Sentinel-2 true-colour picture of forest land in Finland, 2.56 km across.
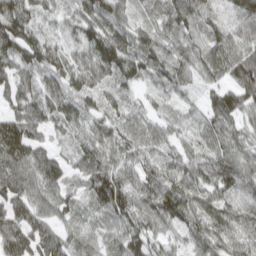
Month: April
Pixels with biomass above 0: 96%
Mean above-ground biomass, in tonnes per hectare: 60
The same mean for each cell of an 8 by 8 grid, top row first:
93 36 61 73 25 67 49 54
82 71 49 98 69 54 60 61
55 55 65 62 41 55 35 75
56 65 67 55 35 32 54 73
102 40 51 66 60 49 57 58
74 74 40 77 64 62 69 72
60 56 44 84 73 82 63 56
70 57 60 40 76 36 59 48
